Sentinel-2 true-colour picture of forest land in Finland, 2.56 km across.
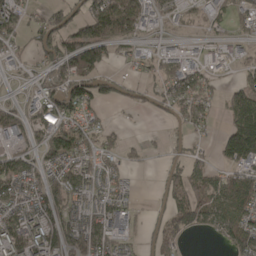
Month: April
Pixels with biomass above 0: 67%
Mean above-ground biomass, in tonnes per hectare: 68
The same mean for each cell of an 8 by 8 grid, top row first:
91 64 78 136 65 37 47 46
46 97 164 89 24 31 34 32
25 72 140 55 30 94 48 60
78 106 88 6 27 45 34 126
47 92 89 40 27 20 14 184
96 65 95 58 2 53 66 88
72 89 63 85 9 92 86 83
138 124 111 73 27 58 2 76
